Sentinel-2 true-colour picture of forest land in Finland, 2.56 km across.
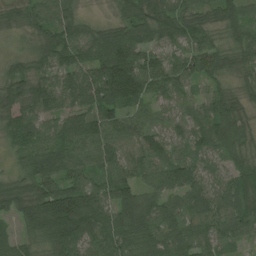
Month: July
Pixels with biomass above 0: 96%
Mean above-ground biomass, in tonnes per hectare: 86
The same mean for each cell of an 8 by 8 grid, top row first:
51 70 41 26 109 103 64 73
11 78 96 137 95 64 67 73
89 82 104 171 128 94 59 47
81 79 83 88 55 58 95 76
76 89 112 94 79 60 90 82
47 102 69 86 66 107 73 95
95 166 163 106 124 77 92 91
49 91 120 102 107 97 73 62
